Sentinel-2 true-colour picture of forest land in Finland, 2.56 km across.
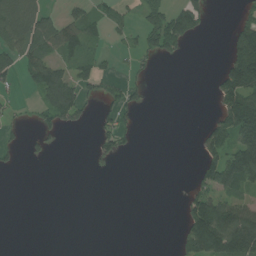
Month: July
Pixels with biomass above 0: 33%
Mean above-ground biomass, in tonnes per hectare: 46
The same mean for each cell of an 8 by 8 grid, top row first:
112 47 53 47 40 99 31 24
68 67 62 12 43 42 0 141
29 116 66 23 18 0 6 162
10 62 64 40 12 0 7 188
15 16 0 44 0 0 77 135
2 0 0 1 0 0 80 152
0 0 0 0 0 2 161 95
0 0 0 0 0 23 214 205
